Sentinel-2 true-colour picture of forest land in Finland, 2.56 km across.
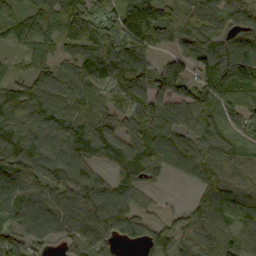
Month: September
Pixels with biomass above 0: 88%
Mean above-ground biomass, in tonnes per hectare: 92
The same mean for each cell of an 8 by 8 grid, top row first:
73 133 136 102 158 63 96 77
38 70 104 146 133 43 71 112
56 92 103 122 106 197 84 113
82 118 91 65 106 109 113 70
103 100 121 108 116 125 89 68
116 95 105 59 91 45 94 77
74 84 102 125 49 23 89 95
87 59 79 70 72 66 93 58
